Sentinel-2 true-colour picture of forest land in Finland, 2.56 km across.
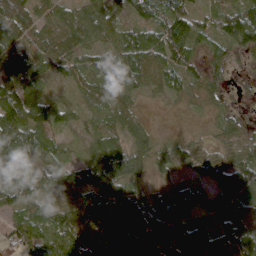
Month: April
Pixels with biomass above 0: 91%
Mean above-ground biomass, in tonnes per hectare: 59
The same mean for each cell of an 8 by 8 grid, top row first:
89 48 74 70 53 89 39 93
60 74 69 57 98 97 46 74
51 26 48 58 61 49 64 6
97 60 24 58 16 7 19 15
124 61 17 62 38 34 25 57
111 63 45 84 27 25 47 71
49 61 55 59 73 81 52 52
53 75 58 77 78 73 102 73
